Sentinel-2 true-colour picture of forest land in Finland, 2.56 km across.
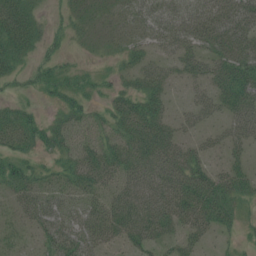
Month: July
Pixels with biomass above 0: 75%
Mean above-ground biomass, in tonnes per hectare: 33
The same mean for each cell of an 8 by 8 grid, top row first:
48 13 20 19 33 40 42 54
39 20 10 13 22 36 36 50
18 32 23 16 31 17 35 55
26 10 31 29 47 14 25 46
28 30 32 31 49 41 21 28
40 22 43 37 46 61 46 35
21 43 31 46 59 67 65 24
13 40 53 32 44 32 18 12
